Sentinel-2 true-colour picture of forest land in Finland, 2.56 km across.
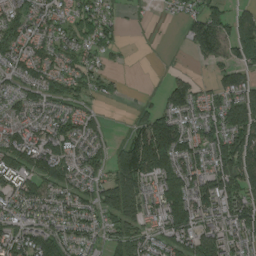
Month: August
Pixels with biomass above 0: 78%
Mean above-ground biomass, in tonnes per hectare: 82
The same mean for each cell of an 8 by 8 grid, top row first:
82 74 81 47 8 22 87 57
74 82 78 47 1 3 105 107
70 86 73 35 1 44 23 78
67 53 58 3 46 96 57 124
115 124 70 45 166 134 89 125
124 117 75 87 152 135 97 135
76 78 95 132 82 145 117 106
109 126 70 60 84 106 113 74
